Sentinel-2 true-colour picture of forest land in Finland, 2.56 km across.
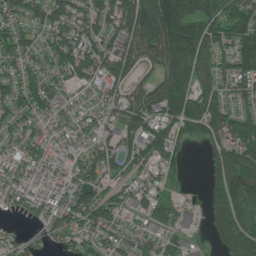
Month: June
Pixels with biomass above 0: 84%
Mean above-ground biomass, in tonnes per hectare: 104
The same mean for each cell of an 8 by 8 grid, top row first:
87 109 110 141 266 196 137 150
101 79 129 113 176 188 147 113
80 78 78 119 75 201 110 110
90 75 57 55 153 173 158 85
66 85 54 68 127 85 96 160
76 85 79 61 60 39 74 192
43 75 109 75 69 62 93 159
54 56 67 82 76 54 40 189
